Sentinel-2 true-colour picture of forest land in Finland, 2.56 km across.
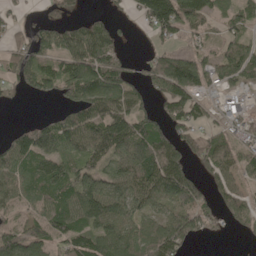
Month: May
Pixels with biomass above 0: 73%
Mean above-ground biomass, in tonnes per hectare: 86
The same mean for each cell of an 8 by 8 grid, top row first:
27 34 34 28 87 171 77 55
67 91 131 93 7 45 42 70
73 89 164 120 54 169 82 74
2 11 103 130 72 83 43 48
111 121 131 143 127 100 82 60
101 126 104 74 146 143 65 72
71 89 126 125 81 93 67 72
127 100 109 124 80 130 24 13
